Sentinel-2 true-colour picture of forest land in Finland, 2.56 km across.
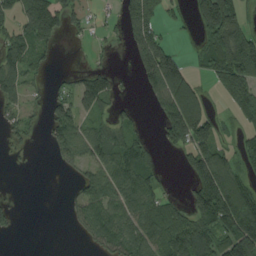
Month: August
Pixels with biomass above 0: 56%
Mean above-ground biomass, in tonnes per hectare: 81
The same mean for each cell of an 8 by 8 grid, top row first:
85 170 40 17 187 25 165 83
93 60 5 16 146 40 106 199
83 19 62 56 65 152 49 185
54 49 79 47 13 198 74 105
24 28 81 90 52 87 108 57
0 0 44 93 106 5 219 95
21 0 59 86 107 51 203 210
2 0 12 85 88 112 120 201
